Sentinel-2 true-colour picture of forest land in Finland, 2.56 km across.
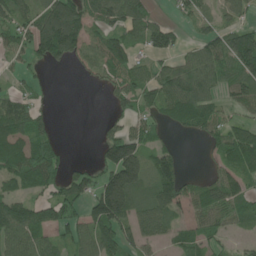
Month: June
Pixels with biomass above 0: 68%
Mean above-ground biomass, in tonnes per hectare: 76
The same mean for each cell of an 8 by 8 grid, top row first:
80 121 127 103 76 27 39 42
71 142 93 96 54 49 89 154
24 7 13 60 67 113 95 98
103 27 0 28 54 100 76 49
85 75 0 116 89 19 34 113
81 82 72 140 105 101 32 75
106 91 61 211 83 91 107 75
98 61 92 108 64 50 60 25
